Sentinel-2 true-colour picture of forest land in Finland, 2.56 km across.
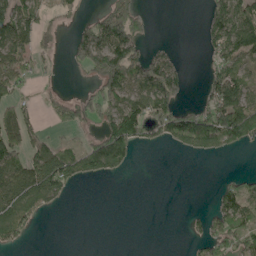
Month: May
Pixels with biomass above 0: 45%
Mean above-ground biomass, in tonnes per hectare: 58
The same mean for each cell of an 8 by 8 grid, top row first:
103 34 24 126 40 0 55 105
83 24 91 153 40 9 35 98
82 8 7 148 120 104 33 65
91 25 73 100 96 111 90 114
85 47 36 151 48 59 113 64
80 141 77 45 0 0 0 28
92 42 0 0 0 0 18 104
46 0 0 0 0 0 60 84
